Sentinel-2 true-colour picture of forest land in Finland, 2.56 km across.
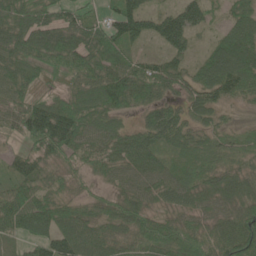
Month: June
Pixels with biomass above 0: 79%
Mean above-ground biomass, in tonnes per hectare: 63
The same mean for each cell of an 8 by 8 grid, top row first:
92 80 61 66 92 102 48 62
98 120 110 91 25 72 36 111
81 34 75 109 114 76 93 103
66 119 104 82 56 57 58 10
20 111 79 73 82 61 38 37
55 49 36 50 72 60 54 62
2 1 1 18 62 61 61 81
0 0 0 0 4 83 78 108
